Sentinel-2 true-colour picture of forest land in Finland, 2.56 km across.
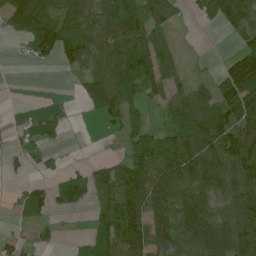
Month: June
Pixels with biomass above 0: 65%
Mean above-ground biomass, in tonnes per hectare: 80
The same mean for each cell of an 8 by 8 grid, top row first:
117 129 89 115 93 35 53 150
8 111 116 101 129 26 1 44
0 0 33 115 108 35 30 184
7 18 7 89 49 79 145 158
21 36 1 4 75 112 124 128
10 24 44 94 125 146 151 117
27 60 33 116 149 146 130 150
24 16 14 119 125 119 168 168
